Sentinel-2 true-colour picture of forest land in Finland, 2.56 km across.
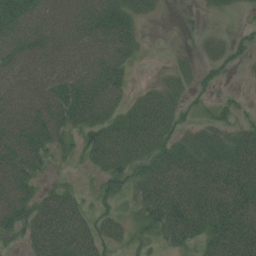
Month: July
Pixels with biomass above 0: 74%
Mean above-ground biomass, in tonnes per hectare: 41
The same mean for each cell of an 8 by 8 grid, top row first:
76 66 74 62 17 2 8 6
69 68 67 71 7 4 18 19
65 69 74 58 2 19 13 6
72 86 63 39 44 26 9 17
77 50 21 50 47 32 34 38
78 11 4 34 36 55 50 52
71 51 33 16 27 59 54 50
18 56 52 24 11 30 36 50
